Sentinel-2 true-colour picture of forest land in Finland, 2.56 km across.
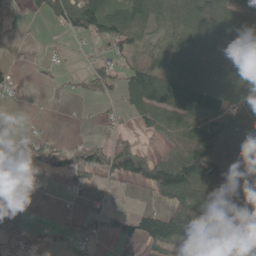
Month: May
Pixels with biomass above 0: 60%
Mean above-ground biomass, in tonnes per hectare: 68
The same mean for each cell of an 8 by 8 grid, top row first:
3 51 114 99 105 63 93 80
18 10 12 48 49 80 86 51
21 14 30 69 159 111 108 78
3 9 9 22 99 108 130 82
84 61 39 53 27 32 137 106
29 25 53 58 126 167 133 109
48 0 12 27 28 92 125 159
20 23 38 32 92 140 130 126
